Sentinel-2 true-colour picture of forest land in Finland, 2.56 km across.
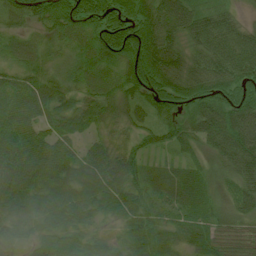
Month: July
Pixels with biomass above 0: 93%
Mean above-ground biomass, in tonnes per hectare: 62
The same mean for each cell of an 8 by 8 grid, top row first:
44 69 87 76 92 95 65 26
35 27 48 85 99 59 91 97
44 41 48 57 81 76 79 83
67 59 68 54 50 58 96 107
83 66 36 35 36 52 64 138
82 65 73 77 37 39 29 81
44 53 56 56 44 52 43 57
28 54 46 29 63 40 63 57
